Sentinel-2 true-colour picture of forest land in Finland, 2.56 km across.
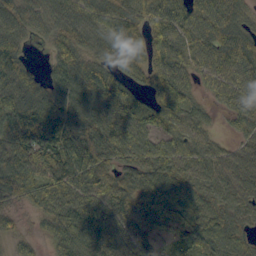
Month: September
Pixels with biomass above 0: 92%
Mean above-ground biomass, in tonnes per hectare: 71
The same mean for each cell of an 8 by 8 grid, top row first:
96 65 84 78 81 73 87 60
57 31 71 69 83 80 78 87
71 47 89 75 58 88 40 75
97 79 82 73 57 95 28 61
118 84 93 86 74 68 46 38
122 88 88 64 76 68 57 63
45 76 97 89 77 59 64 55
35 44 95 94 63 39 61 44
